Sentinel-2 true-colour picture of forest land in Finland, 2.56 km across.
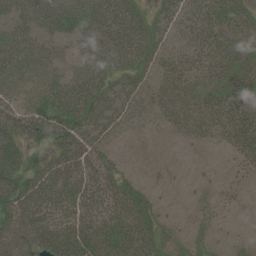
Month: June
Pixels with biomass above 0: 81%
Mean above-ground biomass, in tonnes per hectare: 49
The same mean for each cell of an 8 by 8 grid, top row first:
51 70 70 62 43 47 66 58
68 51 39 62 55 39 62 61
61 59 66 48 36 48 44 56
53 73 71 60 38 32 48 54
65 50 73 26 3 6 15 48
72 78 71 53 8 3 4 14
84 78 63 61 52 4 20 7
81 95 84 72 71 25 17 7
